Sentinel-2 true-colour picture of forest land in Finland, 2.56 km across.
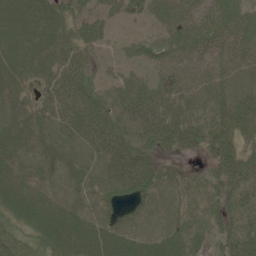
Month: June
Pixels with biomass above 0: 89%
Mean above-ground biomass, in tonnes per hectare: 37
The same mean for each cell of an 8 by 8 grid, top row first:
32 34 32 31 33 47 42 49
35 35 31 22 37 53 49 47
29 25 42 29 33 47 39 43
32 32 46 40 49 29 33 52
32 34 38 43 46 33 39 34
39 28 29 37 43 20 22 60
39 42 32 34 37 26 20 40
23 37 55 53 40 37 25 39
